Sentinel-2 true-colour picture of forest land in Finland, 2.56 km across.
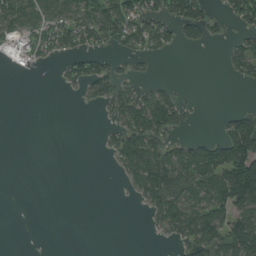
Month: August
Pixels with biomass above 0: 41%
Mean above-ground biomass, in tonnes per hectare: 43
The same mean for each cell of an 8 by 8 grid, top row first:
76 74 78 96 78 90 59 69
28 48 51 36 48 25 12 58
0 0 55 67 20 7 0 29
0 0 1 41 121 83 1 42
0 0 0 43 101 50 62 124
0 0 0 4 107 90 87 151
0 0 0 0 30 103 89 96
0 0 0 0 2 31 81 110
